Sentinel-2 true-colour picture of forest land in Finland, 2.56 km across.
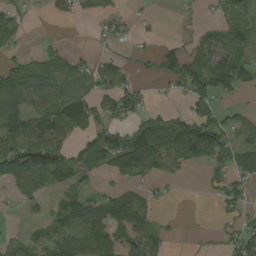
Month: August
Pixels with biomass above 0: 57%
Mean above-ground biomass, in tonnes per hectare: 56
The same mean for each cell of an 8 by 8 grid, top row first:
43 12 26 32 10 4 10 42
29 25 5 16 6 25 77 62
89 86 96 81 12 73 116 75
90 102 95 58 47 33 62 24
83 95 46 96 147 99 172 55
88 84 63 44 70 23 27 57
13 27 90 77 51 0 1 42
27 61 108 103 75 4 3 58
